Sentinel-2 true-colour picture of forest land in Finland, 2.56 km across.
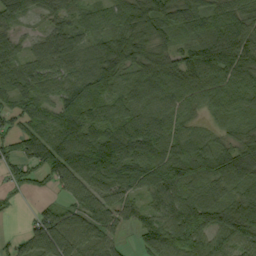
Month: September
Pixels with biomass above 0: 90%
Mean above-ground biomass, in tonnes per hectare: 79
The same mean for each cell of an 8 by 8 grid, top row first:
62 36 50 59 94 76 81 96
47 74 62 98 86 58 125 120
87 85 87 73 76 79 84 76
70 54 109 69 73 63 45 69
64 123 119 138 121 89 67 80
50 64 97 103 77 93 104 121
10 45 80 76 46 83 111 105
32 103 67 52 73 106 78 86
